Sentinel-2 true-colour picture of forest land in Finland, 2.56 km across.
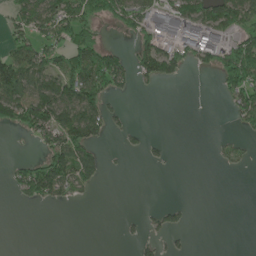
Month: May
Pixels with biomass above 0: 38%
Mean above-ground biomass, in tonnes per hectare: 44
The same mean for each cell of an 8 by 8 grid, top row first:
52 90 85 61 65 83 94 97
68 66 93 34 58 56 79 92
140 99 139 92 32 26 0 106
106 118 130 27 0 0 0 66
1 55 93 6 20 0 2 18
41 124 85 3 0 0 0 3
5 15 3 0 5 21 0 0
0 0 0 0 24 12 0 0
